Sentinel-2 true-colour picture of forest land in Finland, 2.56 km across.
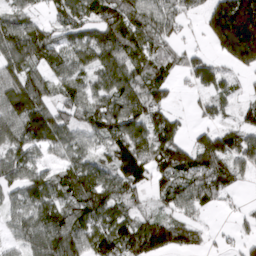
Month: March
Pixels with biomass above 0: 78%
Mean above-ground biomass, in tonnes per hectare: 80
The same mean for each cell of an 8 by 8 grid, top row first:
61 32 70 90 83 64 90 231
106 90 86 115 80 38 33 181
95 68 65 111 98 38 73 23
117 96 62 104 116 28 39 42
83 70 60 73 96 85 93 78
70 60 115 86 66 107 106 54
58 106 101 107 37 66 41 13
43 115 89 124 129 86 16 33
